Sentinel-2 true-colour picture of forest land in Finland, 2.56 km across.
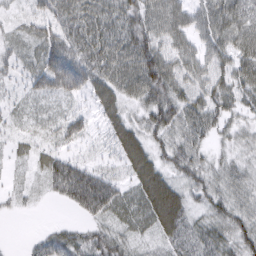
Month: March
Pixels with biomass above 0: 88%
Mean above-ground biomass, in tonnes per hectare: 43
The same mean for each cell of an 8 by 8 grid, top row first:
14 41 58 56 62 60 54 61
26 56 57 63 80 45 42 59
19 61 63 61 87 53 47 55
16 17 21 43 42 56 56 36
14 18 19 28 54 45 29 30
8 42 74 26 68 40 43 38
11 2 43 56 57 71 42 44
1 30 39 48 23 47 49 53
